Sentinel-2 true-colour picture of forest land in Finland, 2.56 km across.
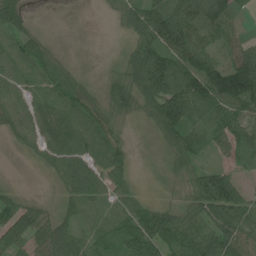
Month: July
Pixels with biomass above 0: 86%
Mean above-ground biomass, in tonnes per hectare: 60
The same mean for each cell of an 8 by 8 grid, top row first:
71 1 0 18 88 100 93 25
71 31 3 1 85 98 68 53
59 65 28 34 101 116 127 152
54 72 85 51 35 134 93 78
18 58 77 66 3 58 42 64
1 13 76 63 4 23 70 34
54 20 58 54 48 35 88 95
73 74 52 41 108 86 96 74
